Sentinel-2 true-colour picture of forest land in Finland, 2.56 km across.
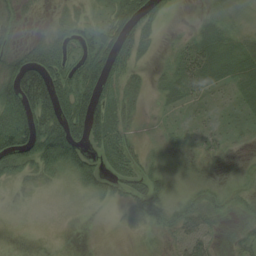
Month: August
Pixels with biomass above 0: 63%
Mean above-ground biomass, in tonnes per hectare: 28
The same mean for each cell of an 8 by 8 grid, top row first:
23 8 18 34 48 4 11 15
26 52 29 63 24 13 32 25
76 86 51 37 12 26 27 22
58 96 72 41 7 10 13 14
79 91 53 45 8 10 18 8
28 21 40 30 31 8 7 6
4 0 2 5 41 28 37 16
0 0 0 0 4 22 29 24
